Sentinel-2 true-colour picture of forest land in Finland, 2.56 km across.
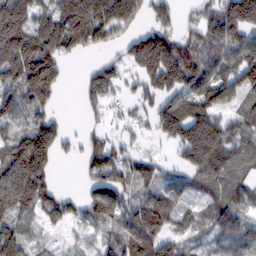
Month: February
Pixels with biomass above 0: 78%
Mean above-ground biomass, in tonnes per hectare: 89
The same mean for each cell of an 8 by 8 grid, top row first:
176 93 169 151 54 62 67 196
186 116 70 39 100 52 69 111
126 157 27 74 80 67 93 112
90 67 20 23 43 120 98 68
128 154 49 62 27 90 191 93
193 80 25 116 96 54 95 57
121 88 74 110 107 85 59 73
67 16 30 71 123 67 44 82
